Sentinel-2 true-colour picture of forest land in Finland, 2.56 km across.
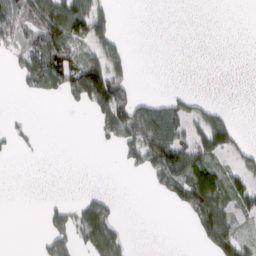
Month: March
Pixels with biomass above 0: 35%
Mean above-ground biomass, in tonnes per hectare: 41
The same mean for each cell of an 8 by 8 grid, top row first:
98 116 110 42 0 0 0 0
58 123 64 84 0 0 0 0
21 96 124 137 0 0 0 0
2 0 13 146 86 69 42 1
15 1 0 33 111 95 81 30
0 0 0 0 30 99 81 53
0 16 41 30 0 29 109 39
0 47 40 79 0 0 66 52
